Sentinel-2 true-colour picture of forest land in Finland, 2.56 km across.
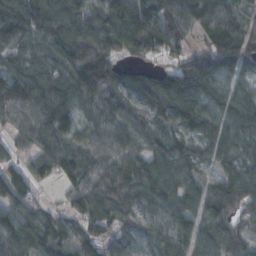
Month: October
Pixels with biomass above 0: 93%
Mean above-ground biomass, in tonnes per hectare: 96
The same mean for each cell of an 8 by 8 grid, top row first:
121 105 101 125 127 105 106 68
106 96 128 97 120 77 105 118
106 114 125 98 72 133 155 79
94 115 88 99 89 134 100 95
48 98 68 82 72 78 79 76
80 65 102 105 111 96 57 93
108 41 78 95 80 98 86 91
135 123 91 69 79 89 81 82
